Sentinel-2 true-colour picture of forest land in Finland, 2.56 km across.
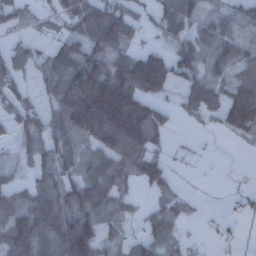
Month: December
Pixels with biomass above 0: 69%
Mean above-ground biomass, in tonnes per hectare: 87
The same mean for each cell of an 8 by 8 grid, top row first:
73 35 122 120 39 124 41 43
52 43 89 112 62 89 68 63
80 63 175 183 258 108 84 68
73 69 184 252 170 33 62 209
47 85 81 155 156 8 2 16
42 85 93 123 110 26 1 4
118 135 122 76 25 72 8 17
157 139 251 39 59 69 9 12
